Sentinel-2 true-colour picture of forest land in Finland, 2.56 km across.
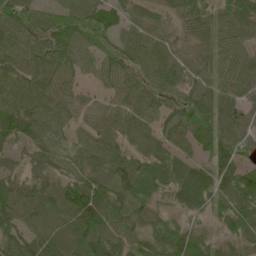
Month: May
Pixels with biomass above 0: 91%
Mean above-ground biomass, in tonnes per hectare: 65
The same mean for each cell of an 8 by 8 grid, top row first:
76 38 65 62 50 37 55 71
71 87 67 42 68 44 54 57
64 82 49 57 61 60 51 63
85 71 53 65 68 78 80 68
47 43 35 59 56 62 77 73
50 58 61 54 81 68 71 97
95 66 131 73 54 44 54 100
80 54 59 83 61 93 60 53
